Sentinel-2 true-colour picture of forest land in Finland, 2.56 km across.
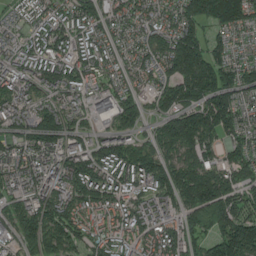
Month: July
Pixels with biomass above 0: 92%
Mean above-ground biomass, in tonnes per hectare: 132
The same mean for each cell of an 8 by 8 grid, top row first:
66 97 131 98 90 123 194 184
88 123 112 90 102 208 152 61
128 137 112 75 84 162 202 141
116 137 85 153 103 167 206 123
86 122 98 129 97 190 149 120
117 132 179 129 148 170 197 128
116 161 141 124 127 120 218 139
99 160 99 110 119 128 122 235
